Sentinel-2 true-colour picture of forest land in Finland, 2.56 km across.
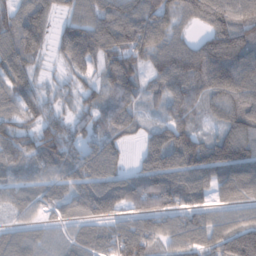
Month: January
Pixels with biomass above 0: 91%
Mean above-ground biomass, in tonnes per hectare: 97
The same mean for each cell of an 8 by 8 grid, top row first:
96 88 93 113 136 80 118 110
132 52 128 121 125 96 124 142
105 31 49 95 57 114 131 150
76 68 53 72 39 63 49 128
92 118 85 76 68 154 110 163
57 71 94 101 117 152 128 164
47 45 59 88 90 108 75 82
83 61 82 98 124 97 100 153
